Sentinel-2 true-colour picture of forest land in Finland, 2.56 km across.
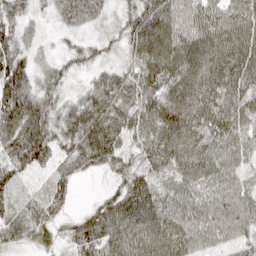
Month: April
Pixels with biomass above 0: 96%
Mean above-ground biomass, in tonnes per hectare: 71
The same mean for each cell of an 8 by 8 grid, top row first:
58 21 68 27 80 74 71 79
63 17 38 26 97 101 95 118
96 47 19 68 86 86 102 99
104 67 81 92 76 109 88 86
101 85 96 110 66 92 83 57
61 48 43 36 65 72 79 51
51 76 10 86 101 66 61 68
30 26 77 92 96 91 54 53
